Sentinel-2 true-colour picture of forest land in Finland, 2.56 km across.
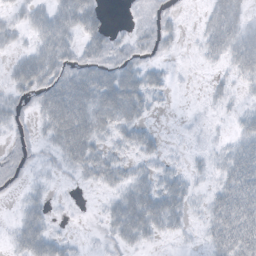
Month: October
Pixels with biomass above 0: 64%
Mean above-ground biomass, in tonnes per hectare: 26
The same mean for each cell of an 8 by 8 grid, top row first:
15 48 55 4 20 11 27 37
15 53 29 30 26 7 29 47
32 46 53 56 37 3 5 20
21 41 59 54 23 1 3 13
18 15 58 17 21 2 5 31
20 6 15 26 23 18 9 51
9 17 1 23 56 32 23 55
23 37 4 16 20 6 19 50
